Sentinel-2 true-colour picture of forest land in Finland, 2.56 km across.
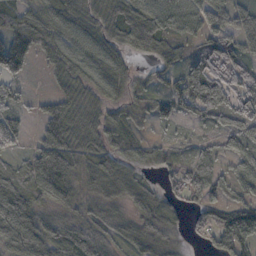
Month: October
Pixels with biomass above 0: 88%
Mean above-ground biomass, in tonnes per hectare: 64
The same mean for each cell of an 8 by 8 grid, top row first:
74 83 66 60 88 79 76 47
100 72 78 58 63 50 66 64
55 23 68 70 25 61 127 89
49 47 60 43 33 52 80 86
43 89 68 55 44 29 25 53
70 111 57 84 31 56 64 60
109 54 42 42 67 41 70 81
94 86 87 47 66 32 33 86
